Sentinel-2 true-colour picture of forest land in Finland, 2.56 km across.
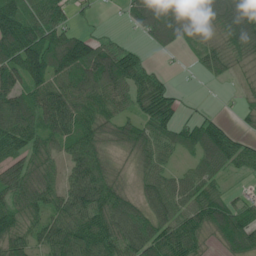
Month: June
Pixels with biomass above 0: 85%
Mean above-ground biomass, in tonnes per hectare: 77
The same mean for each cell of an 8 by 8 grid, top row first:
125 96 15 2 101 85 50 139
157 145 140 69 33 40 49 81
90 97 109 123 58 13 19 22
133 108 83 56 61 51 11 23
72 73 101 66 79 66 114 51
84 63 81 77 47 42 60 19
79 70 98 107 69 69 112 65
91 73 122 108 114 106 42 117
